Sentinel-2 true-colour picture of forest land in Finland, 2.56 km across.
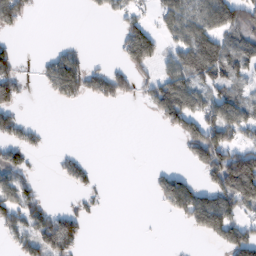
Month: February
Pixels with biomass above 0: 42%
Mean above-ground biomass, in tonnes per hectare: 56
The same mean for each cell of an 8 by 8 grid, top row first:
83 0 1 28 38 87 100 97
26 9 19 8 134 63 122 84
77 69 119 80 39 102 90 54
48 0 4 1 11 114 93 99
69 9 1 0 0 10 146 82
78 2 50 0 2 57 56 228
109 45 22 1 0 79 158 89
54 138 52 0 1 1 25 106
